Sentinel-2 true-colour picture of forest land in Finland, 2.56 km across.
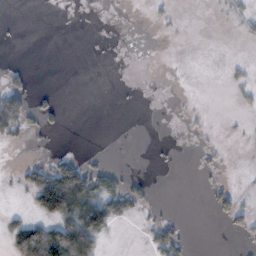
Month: November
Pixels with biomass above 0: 18%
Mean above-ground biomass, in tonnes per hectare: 14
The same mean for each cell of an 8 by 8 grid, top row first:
0 0 0 0 1 6 1 16
1 0 0 0 0 0 0 1
13 0 0 0 0 0 0 8
95 18 0 0 0 1 3 5
10 2 0 0 0 1 4 1
7 74 75 28 4 0 4 1
5 98 73 60 13 1 6 28
28 79 72 5 4 22 0 6
